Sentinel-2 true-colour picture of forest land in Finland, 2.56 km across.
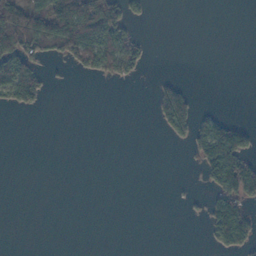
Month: November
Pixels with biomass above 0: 23%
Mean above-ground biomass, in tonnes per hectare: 26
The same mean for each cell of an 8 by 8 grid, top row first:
94 101 119 76 18 0 0 0
88 58 90 77 18 0 0 0
115 18 5 19 4 20 0 0
13 2 0 0 0 112 15 0
0 0 0 0 0 11 108 82
0 0 0 0 0 0 53 152
0 0 0 0 0 1 36 71
0 0 0 0 0 0 18 77
